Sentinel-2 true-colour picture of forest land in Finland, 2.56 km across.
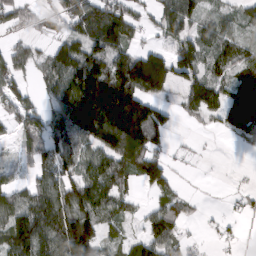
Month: March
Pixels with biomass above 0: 69%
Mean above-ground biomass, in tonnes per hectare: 87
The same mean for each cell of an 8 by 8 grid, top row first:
73 35 122 120 39 124 41 43
52 43 89 112 62 89 68 63
80 63 175 183 258 108 84 68
73 69 184 252 170 33 62 209
47 85 81 155 156 8 2 16
42 85 93 123 110 26 1 4
118 135 122 76 25 72 8 17
157 139 251 39 59 69 9 12
